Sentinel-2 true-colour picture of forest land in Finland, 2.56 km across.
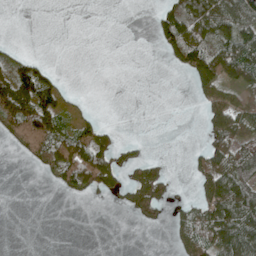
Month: May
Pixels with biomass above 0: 39%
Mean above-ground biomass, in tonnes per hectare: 35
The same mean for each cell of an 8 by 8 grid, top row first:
0 0 0 0 0 91 99 86
10 0 0 0 0 80 79 95
88 56 0 0 0 1 81 54
87 77 18 0 0 0 50 58
30 75 97 39 10 0 44 60
0 18 103 48 43 7 58 68
0 0 0 4 43 16 64 86
0 0 0 0 0 24 72 88
